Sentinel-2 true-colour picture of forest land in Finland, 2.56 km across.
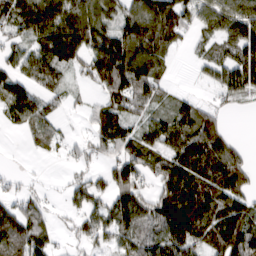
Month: March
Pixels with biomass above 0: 75%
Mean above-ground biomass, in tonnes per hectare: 68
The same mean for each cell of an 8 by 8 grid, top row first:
82 117 100 67 112 90 62 90
44 114 98 119 114 39 41 81
65 70 21 114 101 10 11 76
80 45 14 85 53 62 42 12
1 41 18 81 73 87 107 21
12 3 25 69 48 102 92 83
64 23 43 86 76 137 116 88
108 61 33 43 76 95 74 113
